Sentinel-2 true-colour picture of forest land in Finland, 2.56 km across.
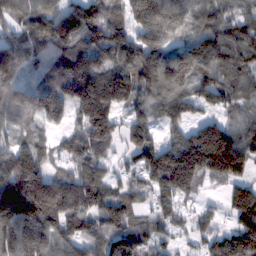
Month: February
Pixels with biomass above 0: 89%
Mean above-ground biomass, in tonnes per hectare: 129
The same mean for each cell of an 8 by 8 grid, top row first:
106 156 207 128 146 120 94 95
125 117 146 164 143 85 154 156
101 105 209 195 151 155 118 99
100 142 123 175 101 81 49 76
81 67 112 90 136 120 266 159
191 138 139 75 112 245 116 106
194 197 161 139 54 73 36 185
144 122 120 161 94 47 65 178
